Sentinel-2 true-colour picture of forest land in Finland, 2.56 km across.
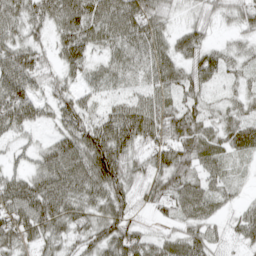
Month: April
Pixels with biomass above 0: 89%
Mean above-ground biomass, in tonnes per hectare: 61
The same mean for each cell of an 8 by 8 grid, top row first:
65 81 120 98 96 20 32 44
68 37 93 53 74 53 49 27
88 37 42 42 44 63 61 34
83 38 66 48 83 64 39 43
29 35 86 104 63 80 64 67
45 87 84 93 50 88 55 13
91 92 63 72 32 63 51 28
80 60 46 80 47 51 56 34
